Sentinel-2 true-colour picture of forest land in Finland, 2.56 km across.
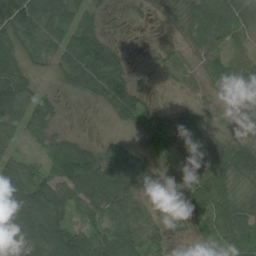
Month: August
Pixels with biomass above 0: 86%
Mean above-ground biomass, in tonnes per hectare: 50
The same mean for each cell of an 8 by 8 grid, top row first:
103 82 54 9 9 16 75 74
53 45 93 34 2 14 60 30
69 15 53 81 5 18 30 84
53 47 2 33 61 32 14 32
28 43 51 33 38 44 30 38
76 53 117 87 39 25 72 45
108 100 35 70 28 32 72 43
57 105 100 87 54 12 31 61
